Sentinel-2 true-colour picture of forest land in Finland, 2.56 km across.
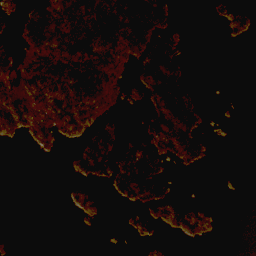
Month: November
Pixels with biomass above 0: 37%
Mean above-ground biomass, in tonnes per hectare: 27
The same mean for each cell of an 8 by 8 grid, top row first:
18 82 98 101 88 5 2 8
24 130 144 78 44 29 0 0
39 73 81 56 31 52 0 0
46 56 37 19 13 57 5 0
2 12 15 28 37 53 9 0
0 0 14 39 74 2 0 0
0 0 5 1 13 9 3 0
0 0 0 0 3 1 2 0
